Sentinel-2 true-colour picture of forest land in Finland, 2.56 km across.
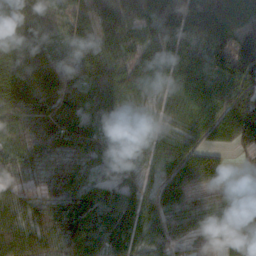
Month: October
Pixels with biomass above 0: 95%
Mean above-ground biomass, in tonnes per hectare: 73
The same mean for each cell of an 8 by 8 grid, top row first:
75 35 59 96 74 130 198 71
73 47 77 75 67 99 132 125
70 77 76 97 63 92 89 125
76 74 79 58 25 52 88 128
55 58 69 65 65 73 44 56
54 44 57 33 44 90 78 24
51 49 67 72 67 86 83 82
75 55 75 62 56 58 37 61
